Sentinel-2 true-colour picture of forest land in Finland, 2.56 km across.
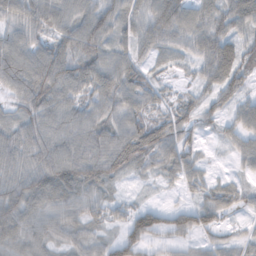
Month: November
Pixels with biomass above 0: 87%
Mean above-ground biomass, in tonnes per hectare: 57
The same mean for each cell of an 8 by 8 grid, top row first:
62 77 66 64 59 74 58 70
78 68 81 65 41 41 61 59
73 93 77 79 51 15 42 57
42 75 64 60 58 48 37 38
81 84 82 87 93 68 11 39
76 89 96 65 21 41 31 19
90 62 55 37 46 32 57 30
76 59 47 37 57 28 25 28
